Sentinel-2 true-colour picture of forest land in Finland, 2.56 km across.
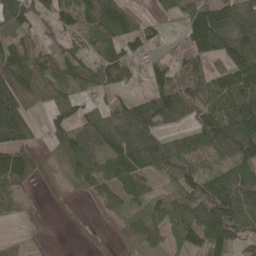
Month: May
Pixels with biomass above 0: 78%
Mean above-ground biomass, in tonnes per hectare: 86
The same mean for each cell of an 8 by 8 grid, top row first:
97 60 97 153 24 48 156 96
103 59 77 92 66 45 129 130
148 101 80 96 41 101 114 138
128 48 53 82 118 109 110 137
125 46 138 126 133 78 122 155
151 46 84 84 73 85 68 96
37 15 12 39 51 90 136 133
18 9 12 14 66 52 118 69
